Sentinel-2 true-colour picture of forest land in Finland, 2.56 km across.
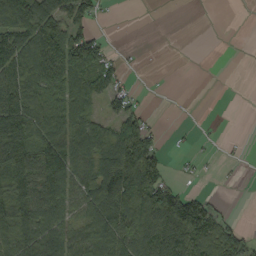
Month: September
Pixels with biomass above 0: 59%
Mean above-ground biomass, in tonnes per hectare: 71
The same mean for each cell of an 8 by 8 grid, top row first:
158 135 79 5 0 0 0 0
126 141 143 21 2 0 0 0
104 87 89 73 1 0 0 0
128 117 81 45 28 0 0 0
130 121 105 123 117 5 4 2
149 117 98 198 161 15 4 2
133 97 64 141 139 171 55 1
103 119 83 117 111 132 96 77
